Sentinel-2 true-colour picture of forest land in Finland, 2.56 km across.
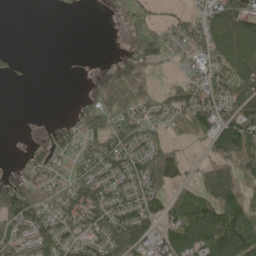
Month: May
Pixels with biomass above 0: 65%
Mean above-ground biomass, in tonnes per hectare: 74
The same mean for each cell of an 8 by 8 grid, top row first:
0 0 4 26 81 37 103 124
4 0 5 1 113 57 136 111
14 0 12 79 56 27 103 117
0 2 58 89 73 99 120 120
0 70 77 108 101 31 54 136
47 63 77 112 126 60 74 58
153 83 119 105 100 63 130 101
88 94 92 116 98 115 153 162
